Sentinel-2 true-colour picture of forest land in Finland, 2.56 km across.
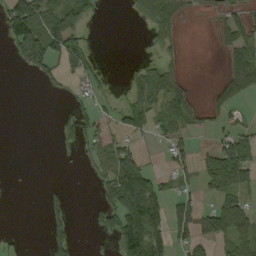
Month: September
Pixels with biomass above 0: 40%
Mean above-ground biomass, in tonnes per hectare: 37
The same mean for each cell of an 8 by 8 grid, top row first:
108 82 60 1 24 30 2 33
69 99 39 0 6 13 0 69
0 27 29 6 49 36 2 82
0 0 30 17 59 70 26 18
0 0 33 52 10 35 14 66
0 0 3 88 72 27 48 65
0 18 0 59 163 49 29 64
10 32 4 33 160 52 37 60
